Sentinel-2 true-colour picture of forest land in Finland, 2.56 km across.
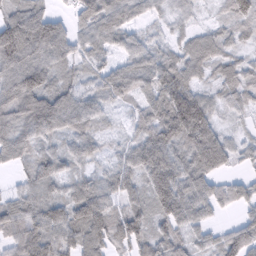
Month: February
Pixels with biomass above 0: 92%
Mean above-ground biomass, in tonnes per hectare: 71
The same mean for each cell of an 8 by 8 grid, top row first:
70 73 56 71 30 27 12 60
149 108 54 44 50 37 60 30
109 80 45 74 56 99 35 52
106 157 92 28 50 134 81 32
91 48 61 21 85 85 132 32
27 88 51 64 87 106 91 30
64 87 103 64 69 113 68 44
75 92 97 96 85 75 49 109
